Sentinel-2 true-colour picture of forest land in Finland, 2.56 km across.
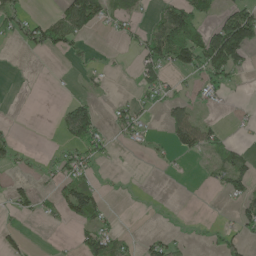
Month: May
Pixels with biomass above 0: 34%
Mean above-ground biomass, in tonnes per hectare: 35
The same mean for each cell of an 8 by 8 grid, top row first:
62 23 114 37 16 104 34 98
10 58 28 3 59 125 122 151
0 1 8 6 37 16 59 15
0 0 80 17 26 44 12 6
30 3 87 20 16 51 51 19
13 21 47 3 0 3 12 57
26 18 99 8 0 1 0 38
26 1 41 57 20 19 25 40
